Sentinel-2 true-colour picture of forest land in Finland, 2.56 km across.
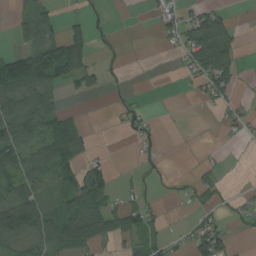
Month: August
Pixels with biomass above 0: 45%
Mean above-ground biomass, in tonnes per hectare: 41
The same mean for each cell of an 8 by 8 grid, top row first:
21 39 19 6 4 35 70 3
30 118 96 10 0 23 127 31
143 90 52 6 0 2 79 26
79 72 14 7 24 0 5 22
81 82 62 1 30 0 2 3
59 54 69 34 17 8 18 0
109 64 91 64 49 2 28 20
76 82 84 38 48 15 95 6
